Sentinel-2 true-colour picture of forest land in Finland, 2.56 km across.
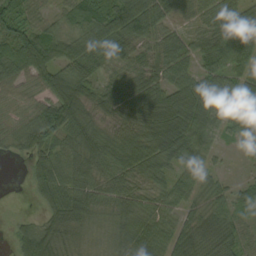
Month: September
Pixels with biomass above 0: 87%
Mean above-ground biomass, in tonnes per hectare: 59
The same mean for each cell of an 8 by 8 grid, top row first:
62 33 57 74 86 37 54 99
92 96 72 74 48 54 65 93
73 74 80 39 72 66 74 62
25 85 65 52 80 113 89 72
28 66 61 52 61 94 47 28
0 78 66 57 43 43 25 9
0 59 69 53 49 36 44 45
37 78 33 40 71 51 60 48
